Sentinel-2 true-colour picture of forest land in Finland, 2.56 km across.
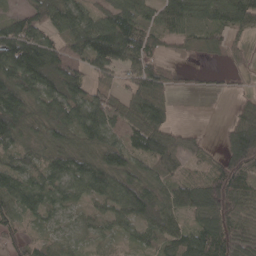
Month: April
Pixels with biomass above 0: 84%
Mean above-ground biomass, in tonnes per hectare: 70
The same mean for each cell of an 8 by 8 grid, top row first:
51 93 83 82 66 86 65 92
145 101 92 143 80 18 31 27
117 139 80 45 97 24 8 12
120 93 99 97 103 16 1 44
65 62 59 71 84 54 18 149
78 82 96 86 66 46 52 80
63 59 37 63 108 73 100 66
42 39 30 30 41 71 105 77
